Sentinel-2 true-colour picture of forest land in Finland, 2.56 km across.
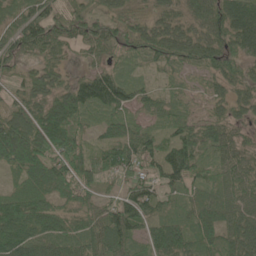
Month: June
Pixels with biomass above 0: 91%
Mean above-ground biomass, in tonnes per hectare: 61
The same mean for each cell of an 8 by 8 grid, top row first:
55 76 63 48 37 53 78 84
70 70 39 58 61 80 74 59
35 74 48 80 21 23 34 47
61 88 76 58 33 36 28 36
131 98 66 60 66 71 60 48
34 82 72 44 57 83 43 65
90 63 59 61 70 27 57 61
93 65 57 82 45 76 53 79
